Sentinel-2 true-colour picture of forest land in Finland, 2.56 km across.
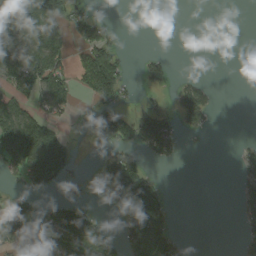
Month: September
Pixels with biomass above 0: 37%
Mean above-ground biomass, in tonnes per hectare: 50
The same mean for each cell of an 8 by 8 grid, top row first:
105 98 43 4 0 0 0 0
119 101 48 66 1 0 0 0
112 100 42 120 27 14 10 0
94 70 15 89 45 47 52 0
184 138 11 95 89 51 2 12
41 97 20 57 80 0 0 31
48 31 52 15 127 8 0 37
51 52 146 56 155 53 0 25
